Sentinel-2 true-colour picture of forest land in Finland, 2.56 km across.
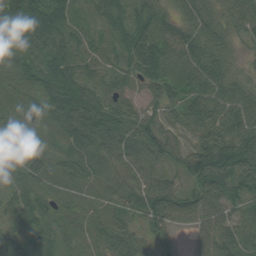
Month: August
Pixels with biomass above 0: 96%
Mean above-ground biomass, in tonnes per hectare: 55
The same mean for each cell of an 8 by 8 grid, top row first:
88 106 30 50 47 44 54 62
68 72 49 40 79 58 64 28
54 69 58 39 39 44 66 44
36 52 86 59 34 28 71 67
33 22 68 61 61 35 73 88
50 58 51 39 28 31 99 85
53 47 36 31 61 73 86 44
61 55 35 63 35 24 69 61
